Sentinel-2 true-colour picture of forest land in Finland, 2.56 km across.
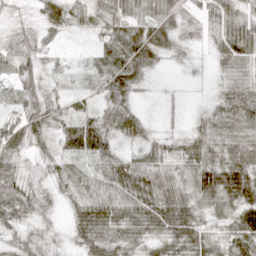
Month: April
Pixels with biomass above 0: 90%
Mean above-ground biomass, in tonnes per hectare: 42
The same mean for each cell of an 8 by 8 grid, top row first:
17 39 30 44 61 49 46 54
41 15 6 55 78 36 22 72
40 27 25 65 29 4 9 54
34 48 30 46 15 11 30 69
49 31 83 38 36 33 60 67
37 31 24 49 55 42 68 80
47 30 41 48 53 82 36 57
29 20 39 52 34 49 41 56
